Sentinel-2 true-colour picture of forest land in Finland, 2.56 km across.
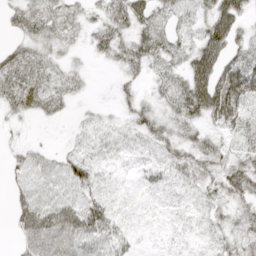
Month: April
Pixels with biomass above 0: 76%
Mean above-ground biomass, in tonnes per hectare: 29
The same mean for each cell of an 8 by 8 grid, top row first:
29 37 25 43 43 26 37 39
28 23 10 34 49 29 55 35
56 38 15 8 16 30 66 77
25 25 5 8 34 34 58 47
10 5 12 17 17 36 32 26
24 32 38 7 12 20 31 51
29 47 48 19 2 5 18 25
17 58 48 37 2 4 12 31
